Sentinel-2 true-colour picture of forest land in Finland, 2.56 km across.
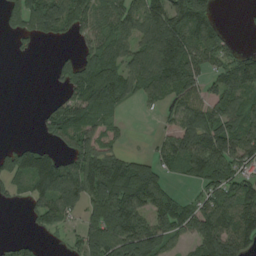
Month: August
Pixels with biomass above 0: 67%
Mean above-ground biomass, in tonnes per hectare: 80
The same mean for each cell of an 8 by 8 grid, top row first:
72 125 92 91 118 130 74 2
9 3 34 89 91 152 88 23
0 7 105 117 111 127 51 121
0 38 91 63 9 58 82 84
29 40 102 41 4 88 120 102
87 151 143 181 112 40 104 65
8 93 74 156 122 103 88 120
23 7 47 140 146 58 132 132
